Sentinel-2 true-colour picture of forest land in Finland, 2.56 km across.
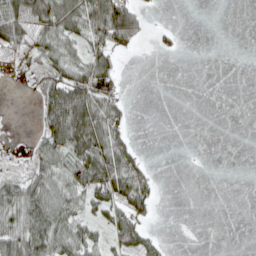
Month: April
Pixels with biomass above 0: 45%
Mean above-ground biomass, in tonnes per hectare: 35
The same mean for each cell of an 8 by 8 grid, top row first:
90 92 64 119 32 0 0 0
47 62 32 58 8 13 0 0
1 74 88 64 0 0 0 0
0 72 101 54 0 0 0 0
0 71 86 78 3 0 0 0
35 70 73 90 45 0 1 0
79 80 38 50 48 0 0 0
84 74 65 33 40 0 0 0
